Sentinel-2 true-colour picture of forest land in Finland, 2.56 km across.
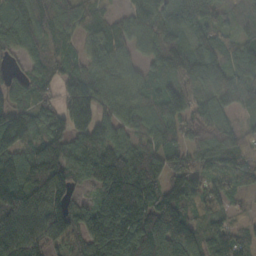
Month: October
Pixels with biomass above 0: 92%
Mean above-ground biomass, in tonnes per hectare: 103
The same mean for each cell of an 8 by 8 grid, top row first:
93 97 87 51 84 102 97 74
72 64 57 118 77 156 105 75
57 68 111 97 68 125 111 91
128 102 129 72 91 118 95 58
126 121 84 86 80 85 82 102
141 176 74 183 169 91 60 93
150 156 69 148 149 155 85 25
141 121 98 148 149 163 85 69
